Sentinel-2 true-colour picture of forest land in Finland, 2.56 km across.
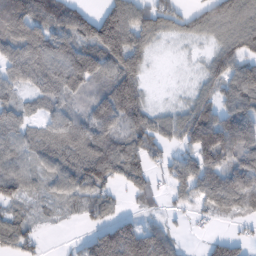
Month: February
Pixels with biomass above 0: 80%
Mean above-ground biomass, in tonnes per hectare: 92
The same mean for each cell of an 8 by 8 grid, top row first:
185 120 102 155 94 59 50 76
135 141 140 204 83 12 38 75
93 159 161 126 46 5 64 121
77 70 65 166 79 47 90 117
85 90 105 119 87 56 208 179
95 62 119 100 86 91 151 158
46 28 44 42 25 25 66 99
81 7 28 199 154 45 33 50
